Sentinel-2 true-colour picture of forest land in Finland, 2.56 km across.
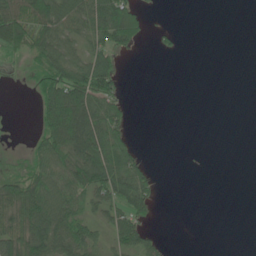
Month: June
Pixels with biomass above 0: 45%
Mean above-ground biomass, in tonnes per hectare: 35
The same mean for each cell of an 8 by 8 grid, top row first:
90 92 64 119 32 0 0 0
47 62 32 58 8 13 0 0
1 74 88 64 0 0 0 0
0 72 101 54 0 0 0 0
0 71 86 78 3 0 0 0
35 70 73 90 45 0 1 0
79 80 38 50 48 0 0 0
84 74 65 33 40 0 0 0
